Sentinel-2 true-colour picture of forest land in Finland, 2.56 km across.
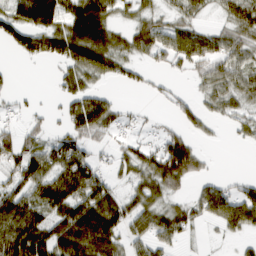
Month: March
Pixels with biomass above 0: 65%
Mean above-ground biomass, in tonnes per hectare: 52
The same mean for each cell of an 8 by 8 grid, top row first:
69 99 106 47 37 35 17 57
45 71 103 71 52 67 64 59
7 4 61 29 20 11 49 53
14 14 82 51 10 25 31 33
62 42 51 26 31 77 7 11
61 79 89 31 55 94 23 11
94 87 87 73 61 49 64 87
102 80 100 71 51 38 4 18
